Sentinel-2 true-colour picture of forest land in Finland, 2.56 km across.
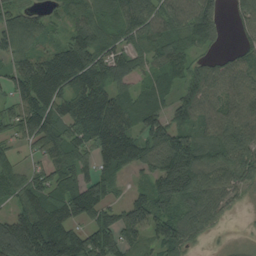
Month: August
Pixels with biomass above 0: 86%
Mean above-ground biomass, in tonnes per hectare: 95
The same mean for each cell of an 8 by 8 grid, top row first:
62 46 75 70 104 107 91 52
76 62 139 82 86 95 35 45
94 178 145 104 66 83 105 91
82 124 153 146 160 78 78 96
40 98 89 176 112 145 84 100
65 94 94 77 50 181 87 77
56 124 144 77 130 64 75 16
173 222 109 119 73 108 18 13
